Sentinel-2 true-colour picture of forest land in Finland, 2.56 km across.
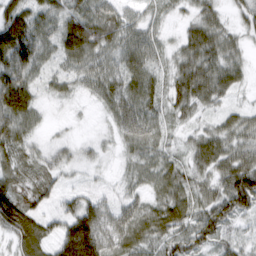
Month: March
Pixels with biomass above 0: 92%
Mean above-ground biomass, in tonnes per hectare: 54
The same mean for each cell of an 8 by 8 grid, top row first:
68 49 63 57 33 20 51 31
103 39 86 51 57 32 75 36
77 30 38 55 55 53 77 38
88 13 6 51 62 42 29 34
62 23 23 21 56 25 67 55
55 45 13 11 44 60 50 109
93 33 76 40 54 78 69 76
67 64 168 69 69 70 63 31
